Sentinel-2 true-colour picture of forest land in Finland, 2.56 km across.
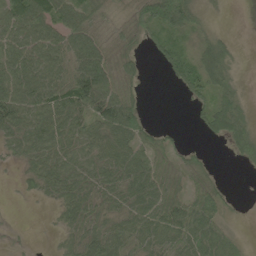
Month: June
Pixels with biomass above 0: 75%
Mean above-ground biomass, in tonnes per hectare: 48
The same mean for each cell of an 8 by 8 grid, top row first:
80 82 62 15 64 106 12 0
72 79 105 30 18 49 48 6
86 78 117 72 16 37 61 15
89 83 78 107 30 0 48 46
44 66 52 65 47 19 8 46
9 61 57 60 75 28 19 1
1 10 58 35 67 71 72 3
5 2 46 63 52 64 66 17
